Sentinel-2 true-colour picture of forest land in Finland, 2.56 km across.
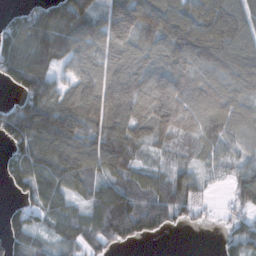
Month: November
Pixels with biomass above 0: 85%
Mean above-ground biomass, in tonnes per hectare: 107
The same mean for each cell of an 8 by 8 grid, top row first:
66 169 171 152 190 146 182 138
144 163 101 102 80 133 153 114
106 128 98 116 91 125 87 90
134 192 160 169 102 124 98 88
114 184 122 146 65 49 65 53
108 154 115 104 78 84 36 82
38 87 61 202 132 118 27 62
79 45 80 85 53 0 0 91
